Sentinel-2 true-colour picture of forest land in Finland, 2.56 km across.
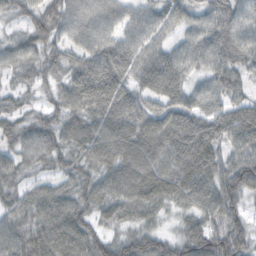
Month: October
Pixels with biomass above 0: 93%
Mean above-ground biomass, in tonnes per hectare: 62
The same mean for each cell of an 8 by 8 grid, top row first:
42 70 71 59 53 55 56 60
51 61 56 69 63 43 64 66
27 39 77 88 64 71 49 40
37 40 68 86 74 70 56 56
44 63 73 100 100 81 71 60
45 38 53 77 94 78 71 86
49 73 59 74 65 36 65 52
62 75 76 45 60 43 79 71
